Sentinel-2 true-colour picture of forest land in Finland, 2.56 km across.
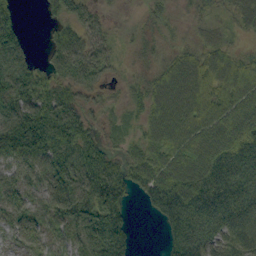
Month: September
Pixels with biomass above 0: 85%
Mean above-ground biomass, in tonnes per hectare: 61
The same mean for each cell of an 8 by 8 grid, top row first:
46 21 55 16 19 15 21 33
90 31 72 27 24 31 44 20
113 58 66 18 34 98 88 89
95 94 56 16 48 102 88 93
101 93 81 23 67 97 92 75
58 67 81 75 75 117 93 71
58 60 80 76 16 98 88 70
25 40 74 79 0 71 68 46
